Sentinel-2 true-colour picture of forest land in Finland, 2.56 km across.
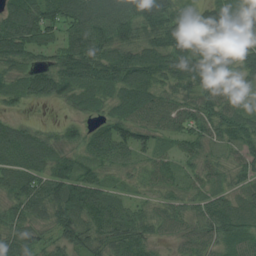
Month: August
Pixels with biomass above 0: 92%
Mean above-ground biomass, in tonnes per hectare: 68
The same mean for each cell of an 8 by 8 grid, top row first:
97 87 96 108 85 71 112 88
104 66 102 85 66 86 60 107
58 96 84 80 75 75 79 34
21 2 28 44 75 66 70 46
80 63 54 101 56 42 47 58
93 88 83 34 36 38 43 40
68 67 96 68 37 53 69 56
77 44 69 80 68 34 64 66
